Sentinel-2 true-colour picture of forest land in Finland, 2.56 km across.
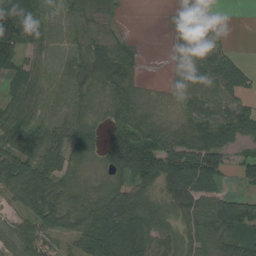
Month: August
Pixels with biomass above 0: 82%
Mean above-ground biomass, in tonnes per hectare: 62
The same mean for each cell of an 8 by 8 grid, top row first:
89 60 66 29 0 23 46 0
91 52 50 89 10 18 68 6
32 57 61 69 16 32 80 56
72 58 53 50 37 30 75 77
92 83 78 76 95 56 92 48
139 87 29 48 94 114 110 36
44 74 52 92 70 50 79 99
60 48 80 112 88 45 53 62
